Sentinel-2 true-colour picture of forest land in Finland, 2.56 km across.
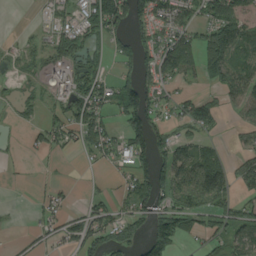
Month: August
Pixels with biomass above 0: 58%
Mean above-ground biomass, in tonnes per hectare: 67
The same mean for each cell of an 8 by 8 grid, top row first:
0 37 84 128 73 85 84 113
12 59 94 45 78 140 126 109
20 59 87 47 81 59 35 100
18 32 96 52 112 59 96 53
5 51 39 63 102 91 51 37
5 7 3 21 89 115 179 67
3 50 31 61 111 116 93 68
15 45 86 90 87 93 42 76
